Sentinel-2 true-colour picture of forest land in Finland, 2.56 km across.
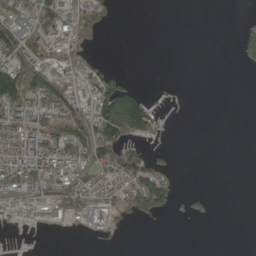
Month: May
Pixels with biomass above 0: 39%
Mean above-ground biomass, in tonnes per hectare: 41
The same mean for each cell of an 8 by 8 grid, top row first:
92 74 61 21 0 0 0 2
116 63 51 0 0 0 0 30
150 96 71 72 0 1 0 0
67 90 73 162 131 1 0 0
64 80 97 107 37 1 0 0
84 87 74 74 112 24 0 0
42 51 77 56 91 25 14 0
1 0 2 10 0 0 0 0
